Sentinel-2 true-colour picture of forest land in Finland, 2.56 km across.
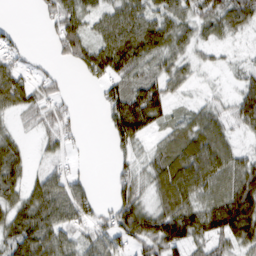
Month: March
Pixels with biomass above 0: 73%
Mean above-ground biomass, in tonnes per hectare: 57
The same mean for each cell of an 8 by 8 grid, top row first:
0 35 71 63 73 56 64 75
31 11 85 100 95 55 22 8
71 29 13 66 64 45 4 29
40 45 9 66 120 21 36 65
38 23 12 38 25 64 91 22
54 45 23 22 35 108 101 95
59 88 80 47 58 93 88 155
76 85 44 69 88 92 79 82
